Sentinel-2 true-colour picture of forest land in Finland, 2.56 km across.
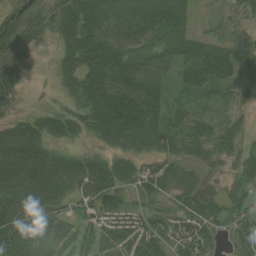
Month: August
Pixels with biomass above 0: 84%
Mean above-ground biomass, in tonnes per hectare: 76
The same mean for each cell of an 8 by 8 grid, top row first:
41 60 107 89 82 91 7 26
112 20 127 115 68 78 80 39
84 11 106 142 103 49 94 47
30 47 69 158 154 28 19 19
149 87 30 78 99 50 52 34
181 188 156 114 60 52 23 48
142 129 41 69 40 38 65 55
113 42 53 88 121 64 55 60
